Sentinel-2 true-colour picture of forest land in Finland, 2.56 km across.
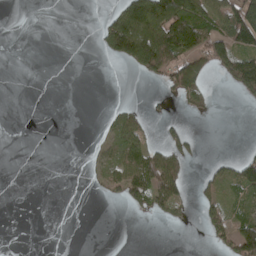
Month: April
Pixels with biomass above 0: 29%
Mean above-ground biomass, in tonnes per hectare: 35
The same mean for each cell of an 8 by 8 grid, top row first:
0 0 0 48 173 139 91 149
0 0 0 79 189 122 90 86
0 0 0 0 20 85 28 80
0 0 0 17 17 5 8 1
0 0 0 38 56 52 0 2
0 0 1 56 118 82 25 67
0 0 0 2 33 41 41 43
0 0 0 0 0 0 18 114
